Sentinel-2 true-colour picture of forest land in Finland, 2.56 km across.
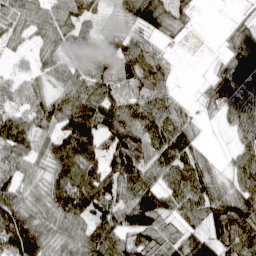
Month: April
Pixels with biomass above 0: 87%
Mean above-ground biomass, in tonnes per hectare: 86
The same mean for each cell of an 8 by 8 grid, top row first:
69 71 81 30 106 72 0 18
26 54 85 84 71 10 4 103
42 49 93 85 126 24 39 132
66 90 132 114 107 85 25 87
94 69 139 109 102 117 16 50
68 69 103 93 92 104 94 79
105 92 131 113 188 76 119 156
165 105 112 141 107 79 101 158
